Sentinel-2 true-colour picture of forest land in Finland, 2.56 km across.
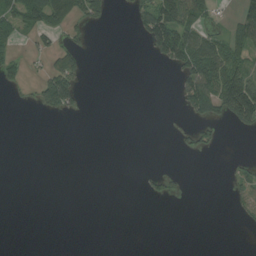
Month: July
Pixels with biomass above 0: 22%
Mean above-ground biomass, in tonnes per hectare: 25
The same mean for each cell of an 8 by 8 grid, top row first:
81 87 53 15 56 112 32 49
22 23 28 0 16 129 84 45
21 75 43 0 0 28 109 115
2 30 16 0 0 7 78 149
0 0 0 0 0 8 22 0
0 0 0 0 9 15 0 25
0 0 0 0 0 0 0 22
0 0 0 0 0 0 0 0
